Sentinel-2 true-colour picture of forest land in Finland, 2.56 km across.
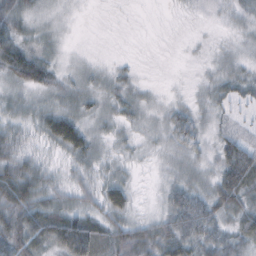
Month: October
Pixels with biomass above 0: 79%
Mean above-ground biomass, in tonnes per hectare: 27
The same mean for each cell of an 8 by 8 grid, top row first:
35 12 4 1 0 2 5 17
45 16 3 0 0 0 7 12
34 30 18 21 6 2 13 25
27 35 29 21 19 22 17 13
36 26 50 17 13 26 17 10
58 27 22 22 5 23 22 27
69 50 34 44 8 51 46 47
72 56 102 52 57 50 42 41
